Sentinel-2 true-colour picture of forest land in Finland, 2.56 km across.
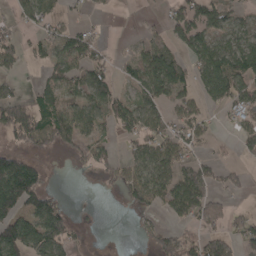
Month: April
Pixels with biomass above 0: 55%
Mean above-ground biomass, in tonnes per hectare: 62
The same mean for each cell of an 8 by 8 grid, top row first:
30 51 16 8 7 63 81 38
68 49 94 13 57 45 88 82
38 48 68 57 98 106 99 81
119 97 78 86 82 49 26 49
54 58 53 40 72 81 23 41
190 27 5 36 76 88 85 29
123 110 3 0 39 91 116 16
137 156 18 0 21 88 80 65
